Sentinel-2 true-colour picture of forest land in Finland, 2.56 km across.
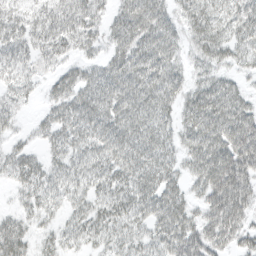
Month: March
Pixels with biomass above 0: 87%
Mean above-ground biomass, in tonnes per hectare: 46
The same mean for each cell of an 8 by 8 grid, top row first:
39 47 53 32 71 37 51 51
43 43 34 35 61 39 49 40
39 25 43 57 64 43 39 22
24 24 55 59 59 39 72 54
21 29 46 62 61 36 72 76
38 38 42 48 59 33 75 72
18 30 29 48 51 58 49 62
58 21 32 35 37 64 55 37
